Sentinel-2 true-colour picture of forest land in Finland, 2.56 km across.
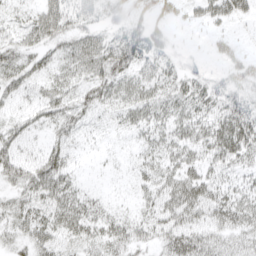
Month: April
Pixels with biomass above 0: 70%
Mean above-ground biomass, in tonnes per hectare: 29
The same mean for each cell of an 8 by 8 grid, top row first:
16 44 38 25 30 15 25 25
33 29 36 42 49 15 8 10
32 24 27 40 32 26 20 34
18 30 32 16 31 29 32 44
33 24 12 3 19 33 39 56
37 50 9 3 20 36 30 22
34 36 35 14 21 46 43 42
25 35 31 38 21 45 37 27
